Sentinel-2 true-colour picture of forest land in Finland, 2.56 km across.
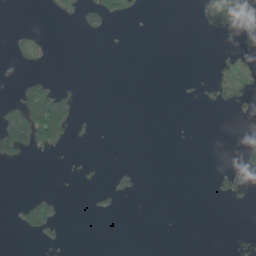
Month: June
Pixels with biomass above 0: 12%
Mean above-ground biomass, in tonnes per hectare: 14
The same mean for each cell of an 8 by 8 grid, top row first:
0 6 37 46 5 0 30 17
16 9 0 0 0 0 0 15
6 19 3 0 0 1 12 40
71 173 15 0 0 0 3 10
120 73 5 0 0 0 0 8
0 0 5 9 3 0 2 26
13 44 0 9 0 0 0 3
1 18 0 0 0 0 0 3
